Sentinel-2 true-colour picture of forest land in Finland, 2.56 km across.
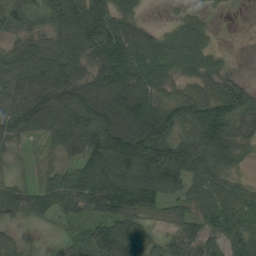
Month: August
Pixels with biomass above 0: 84%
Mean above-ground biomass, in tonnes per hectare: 67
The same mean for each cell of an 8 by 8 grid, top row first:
59 60 97 82 18 16 15 0
42 63 79 132 97 82 48 0
87 111 69 95 82 41 55 23
100 115 99 104 95 76 98 76
33 34 87 130 138 83 97 52
17 30 73 108 108 89 71 21
43 51 58 104 76 35 61 56
30 5 31 121 86 46 52 71
